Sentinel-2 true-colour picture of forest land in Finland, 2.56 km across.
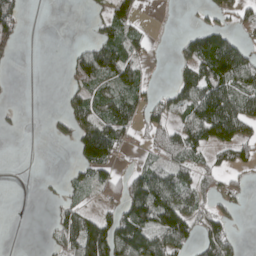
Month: April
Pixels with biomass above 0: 49%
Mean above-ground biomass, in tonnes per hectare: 53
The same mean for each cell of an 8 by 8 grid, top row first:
49 0 1 57 11 0 26 54
21 0 30 105 31 20 158 98
0 0 62 83 35 44 116 98
6 8 73 97 51 53 140 97
0 5 99 107 23 72 69 77
0 4 31 45 76 73 43 27
0 9 47 44 139 127 50 20
0 18 140 143 114 94 75 23
